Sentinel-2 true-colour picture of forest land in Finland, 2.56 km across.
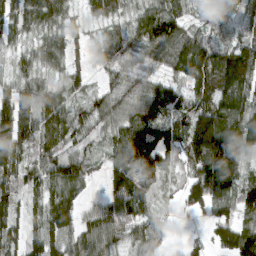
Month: March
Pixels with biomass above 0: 89%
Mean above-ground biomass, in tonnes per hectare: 94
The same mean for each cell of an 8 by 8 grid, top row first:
85 113 44 82 89 97 33 70
58 93 40 80 74 114 101 96
77 60 54 51 61 72 140 170
125 90 60 91 107 91 143 141
114 80 50 81 161 120 215 138
99 105 87 103 115 48 165 80
71 114 74 116 97 30 69 92
79 135 131 127 88 10 49 144
